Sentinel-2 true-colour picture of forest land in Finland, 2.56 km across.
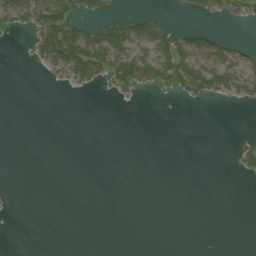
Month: July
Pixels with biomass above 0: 21%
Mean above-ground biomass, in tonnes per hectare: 21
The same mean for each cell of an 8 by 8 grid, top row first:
58 95 38 26 43 3 23 29
1 85 123 114 64 84 59 24
0 10 56 55 66 95 92 68
0 0 0 0 0 0 0 0
0 0 0 0 0 0 0 13
0 0 0 0 0 0 0 13
1 0 0 0 0 0 0 0
0 0 0 0 0 0 0 0
